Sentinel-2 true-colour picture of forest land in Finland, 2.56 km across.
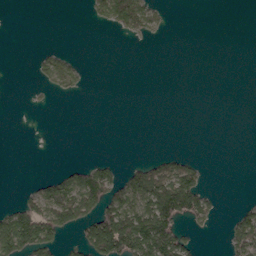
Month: April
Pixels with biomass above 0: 24%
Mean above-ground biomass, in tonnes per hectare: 26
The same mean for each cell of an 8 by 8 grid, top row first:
0 0 1 56 62 0 0 0
0 9 0 0 1 0 0 0
0 32 21 0 0 0 0 0
0 2 0 0 0 0 0 0
0 0 0 0 0 0 0 0
0 19 56 43 66 103 17 0
46 94 93 76 97 105 55 23
110 62 32 105 98 79 1 93
